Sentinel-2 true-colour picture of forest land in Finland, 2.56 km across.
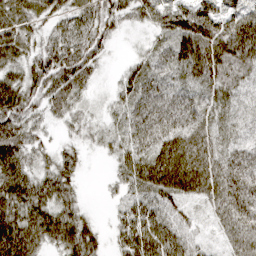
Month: March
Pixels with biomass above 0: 91%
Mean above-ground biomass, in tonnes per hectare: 55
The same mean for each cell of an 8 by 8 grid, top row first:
63 42 54 57 45 68 67 58
68 51 74 22 19 70 85 76
61 77 61 10 56 41 58 43
82 42 33 25 57 61 46 30
82 27 25 30 56 79 50 36
80 53 26 17 81 127 80 71
81 67 34 16 67 38 30 74
106 54 83 27 105 72 14 55
